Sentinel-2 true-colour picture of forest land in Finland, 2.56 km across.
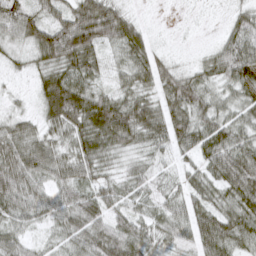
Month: March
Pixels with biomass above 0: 90%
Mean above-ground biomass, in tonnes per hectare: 46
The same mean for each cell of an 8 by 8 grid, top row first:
61 42 83 75 6 1 3 30
24 74 92 36 43 4 13 58
9 52 60 24 41 51 35 58
20 55 79 87 65 57 47 37
59 45 49 53 34 46 61 55
73 49 45 26 31 23 45 83
50 46 63 38 28 35 45 63
40 19 50 70 50 37 66 52
